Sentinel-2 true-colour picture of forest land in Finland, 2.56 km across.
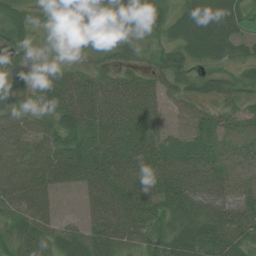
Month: July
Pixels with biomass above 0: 91%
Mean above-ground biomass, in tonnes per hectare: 44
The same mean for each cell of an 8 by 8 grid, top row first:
39 18 35 39 47 37 77 37
51 21 20 46 21 40 64 33
40 40 53 38 37 37 29 30
35 37 78 58 66 16 23 25
39 43 52 47 48 33 40 32
43 44 54 51 43 63 73 23
36 30 15 61 61 67 85 42
36 39 41 63 44 69 84 45
